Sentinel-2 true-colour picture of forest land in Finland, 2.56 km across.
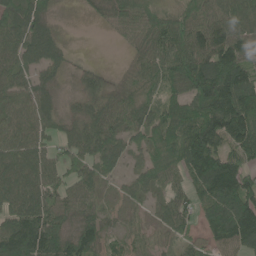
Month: June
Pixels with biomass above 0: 87%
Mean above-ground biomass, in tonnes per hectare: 79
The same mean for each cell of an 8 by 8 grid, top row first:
91 57 8 67 84 71 90 92
82 106 3 4 64 111 111 97
63 47 31 19 66 94 174 154
64 69 56 76 73 108 133 162
77 47 79 83 62 113 132 107
98 74 73 32 63 63 143 104
81 95 80 25 29 54 72 133
153 128 111 30 30 31 40 84
